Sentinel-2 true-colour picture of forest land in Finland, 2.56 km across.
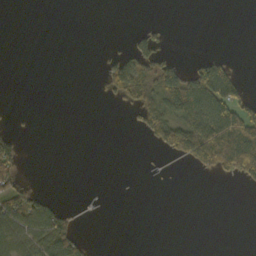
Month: October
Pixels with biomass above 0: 23%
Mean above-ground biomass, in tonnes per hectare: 21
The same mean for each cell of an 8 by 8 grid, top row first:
0 0 0 0 0 0 0 0
0 0 0 3 47 1 0 0
0 0 0 57 81 70 89 22
1 0 0 1 54 82 88 66
30 0 0 0 8 75 110 99
35 0 0 0 1 1 12 41
72 40 2 0 0 0 0 0
57 75 32 0 0 0 0 0
